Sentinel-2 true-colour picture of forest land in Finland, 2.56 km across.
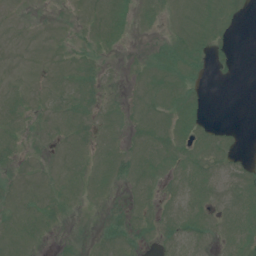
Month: July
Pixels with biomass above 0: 60%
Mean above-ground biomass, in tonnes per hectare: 6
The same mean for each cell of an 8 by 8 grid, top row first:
2 1 3 10 6 5 10 5
3 3 4 4 2 12 9 1
3 4 7 2 5 11 3 1
6 4 6 3 7 11 3 0
5 3 5 5 10 11 8 2
4 3 7 9 10 9 9 7
7 6 3 2 4 9 6 11
8 2 3 6 4 8 6 10
